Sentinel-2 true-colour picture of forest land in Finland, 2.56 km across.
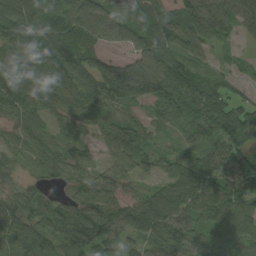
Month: August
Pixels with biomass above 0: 92%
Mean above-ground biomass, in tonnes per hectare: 76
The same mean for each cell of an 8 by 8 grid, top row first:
101 101 112 83 102 112 94 73
81 90 118 39 92 78 47 18
103 89 86 161 157 92 51 24
73 56 67 40 42 65 87 75
46 59 36 77 77 29 63 74
31 46 41 61 40 70 104 118
64 62 110 84 103 97 85 92
69 64 108 72 73 76 58 73
